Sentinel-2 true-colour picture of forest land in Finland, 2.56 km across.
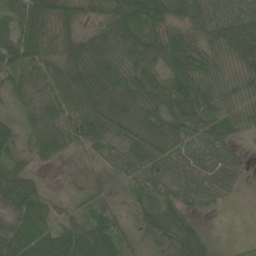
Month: June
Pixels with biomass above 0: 91%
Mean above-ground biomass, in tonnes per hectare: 43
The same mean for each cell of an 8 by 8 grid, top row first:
56 50 35 51 74 42 46 44
61 33 54 46 60 57 34 55
37 48 57 53 52 52 33 27
26 40 49 59 45 62 45 26
44 55 38 33 49 47 41 20
63 8 7 13 39 40 48 23
70 36 20 35 46 47 15 1
69 72 72 68 35 64 23 4
